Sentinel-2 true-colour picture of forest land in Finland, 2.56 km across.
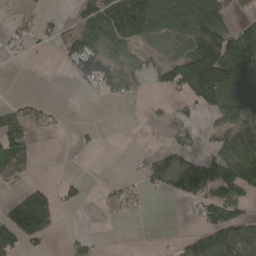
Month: April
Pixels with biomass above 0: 46%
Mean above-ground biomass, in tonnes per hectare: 60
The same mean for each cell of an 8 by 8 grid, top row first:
12 15 50 118 194 166 175 36
15 13 115 73 62 100 181 184
0 0 51 62 36 98 195 206
45 21 0 0 6 19 44 73
79 0 8 0 2 31 24 127
40 1 8 3 31 106 101 140
138 163 15 22 6 1 63 44
82 43 17 0 0 15 68 77
